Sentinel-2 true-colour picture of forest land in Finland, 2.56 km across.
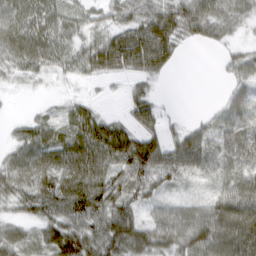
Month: March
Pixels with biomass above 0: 82%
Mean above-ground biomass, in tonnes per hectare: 47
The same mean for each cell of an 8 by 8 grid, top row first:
61 55 35 32 52 62 58 42
63 59 43 73 84 40 17 22
22 15 19 17 29 1 0 38
2 15 41 9 49 5 11 50
40 60 69 86 77 46 51 56
68 64 72 51 62 43 24 35
39 62 77 67 36 38 45 66
52 55 86 88 78 73 80 69
